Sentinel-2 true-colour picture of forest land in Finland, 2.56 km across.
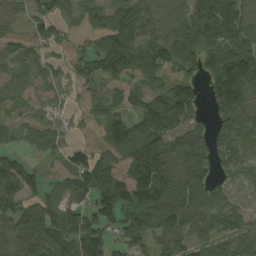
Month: September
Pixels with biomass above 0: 80%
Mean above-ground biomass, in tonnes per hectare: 80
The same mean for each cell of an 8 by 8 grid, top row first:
27 75 33 68 97 60 104 92
42 50 26 142 69 65 92 72
45 46 58 57 41 72 67 154
23 43 28 61 116 139 42 107
23 41 28 93 156 99 85 46
127 31 118 97 168 133 76 26
100 101 88 136 156 152 109 44
88 122 96 40 88 75 74 86
